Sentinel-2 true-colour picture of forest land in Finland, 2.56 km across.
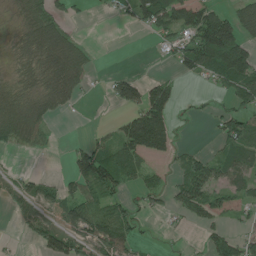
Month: June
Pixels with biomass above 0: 54%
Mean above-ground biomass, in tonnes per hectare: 50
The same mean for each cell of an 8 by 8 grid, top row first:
25 56 8 17 91 78 86 57
33 106 44 0 0 54 139 110
43 70 59 37 37 23 31 103
72 46 7 6 106 31 15 51
66 20 27 62 123 29 6 68
25 13 82 84 51 22 83 61
38 61 81 57 22 46 71 33
6 58 61 94 14 8 36 53
